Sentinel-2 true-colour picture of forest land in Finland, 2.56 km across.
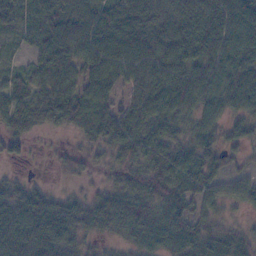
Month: November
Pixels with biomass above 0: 87%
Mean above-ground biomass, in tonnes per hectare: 56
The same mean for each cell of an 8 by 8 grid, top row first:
44 61 70 84 87 72 76 81
15 61 70 81 81 77 68 79
45 64 55 61 71 80 75 78
67 62 62 54 77 67 50 53
29 6 16 58 80 53 50 34
13 3 19 29 63 75 57 24
60 57 44 64 62 60 36 22
82 74 36 19 51 66 57 47
